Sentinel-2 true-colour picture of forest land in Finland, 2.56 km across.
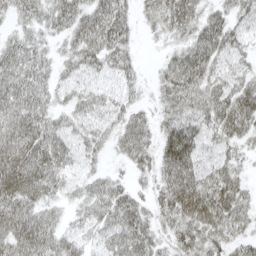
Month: April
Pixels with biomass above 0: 87%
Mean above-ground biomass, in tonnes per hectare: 45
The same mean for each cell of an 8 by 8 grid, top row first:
28 40 44 58 20 66 40 38
43 24 46 53 6 34 63 37
53 34 30 28 16 67 52 39
59 40 33 33 24 48 55 74
65 59 33 25 42 94 36 34
85 63 27 23 21 87 54 34
67 36 24 54 36 75 87 50
67 55 32 41 49 40 49 37
